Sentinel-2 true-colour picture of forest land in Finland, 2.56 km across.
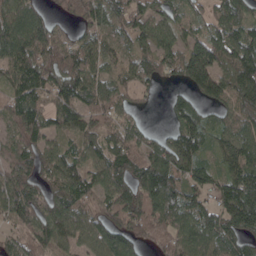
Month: April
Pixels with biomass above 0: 86%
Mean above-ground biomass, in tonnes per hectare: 92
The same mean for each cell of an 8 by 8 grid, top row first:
119 40 67 91 85 67 51 78
126 132 78 62 65 77 122 111
100 115 113 67 59 51 132 126
110 85 94 83 14 53 39 85
97 73 68 96 79 104 61 118
119 88 88 106 129 111 74 108
104 117 102 105 131 119 90 166
51 94 82 118 75 96 122 99
